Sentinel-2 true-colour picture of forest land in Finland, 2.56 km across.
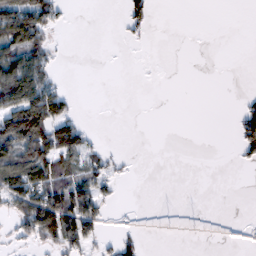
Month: February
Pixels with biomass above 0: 29%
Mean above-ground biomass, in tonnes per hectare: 31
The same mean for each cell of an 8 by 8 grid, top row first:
124 74 0 0 36 0 0 0
102 47 0 0 2 0 0 0
144 55 0 0 0 0 0 0
127 113 12 0 0 0 0 27
133 116 63 3 0 0 0 42
87 89 59 29 0 0 0 0
54 133 108 13 1 0 0 0
22 52 78 16 16 3 3 3
